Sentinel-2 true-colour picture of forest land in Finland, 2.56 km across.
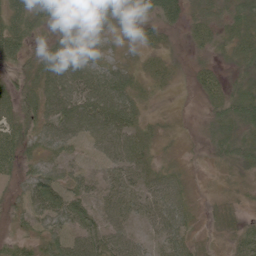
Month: June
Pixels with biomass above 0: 88%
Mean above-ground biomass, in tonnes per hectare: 38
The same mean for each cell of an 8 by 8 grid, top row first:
51 25 38 36 41 44 42 49
50 36 60 11 23 7 33 44
24 61 68 61 22 16 39 26
47 56 74 75 23 9 21 68
61 46 51 62 36 11 20 49
27 51 42 36 35 28 7 16
23 54 40 50 34 53 11 13
27 45 49 49 26 50 10 26
